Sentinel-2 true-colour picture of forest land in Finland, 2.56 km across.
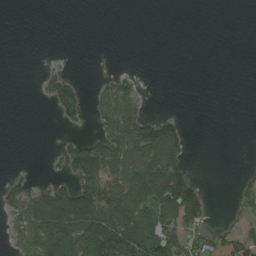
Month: August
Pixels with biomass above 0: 35%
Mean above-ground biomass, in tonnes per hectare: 37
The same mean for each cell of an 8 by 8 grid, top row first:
0 0 0 0 0 0 0 0
0 0 0 0 0 0 0 0
0 27 13 24 6 0 0 0
0 6 47 72 31 4 0 0
0 1 37 78 100 69 0 0
13 9 96 87 114 100 1 7
58 130 134 102 96 101 36 21
38 120 114 155 106 76 67 87
